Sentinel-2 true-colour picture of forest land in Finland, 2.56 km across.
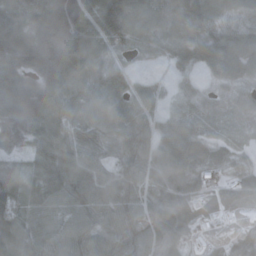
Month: October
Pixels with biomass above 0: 92%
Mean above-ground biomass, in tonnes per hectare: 72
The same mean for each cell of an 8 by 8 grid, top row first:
75 94 96 144 84 88 85 46
98 99 157 86 50 59 76 76
85 122 98 84 25 27 30 58
81 99 79 100 61 30 39 42
47 83 77 69 75 90 61 25
48 86 84 67 76 78 54 50
94 61 78 83 70 82 35 42
87 66 74 78 77 63 18 47
